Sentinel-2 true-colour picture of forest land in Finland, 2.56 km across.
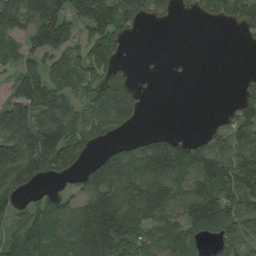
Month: August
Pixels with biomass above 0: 67%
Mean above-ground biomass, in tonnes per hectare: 88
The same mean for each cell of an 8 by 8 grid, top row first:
127 151 109 117 60 17 53 70
43 120 70 111 0 0 0 2
90 125 89 112 5 2 0 18
138 156 72 142 27 0 3 59
174 191 121 41 74 90 80 87
130 81 63 144 142 133 137 110
76 76 96 179 153 90 186 84
91 93 124 178 98 104 49 72
